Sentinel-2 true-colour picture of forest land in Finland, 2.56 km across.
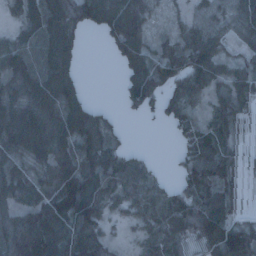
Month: January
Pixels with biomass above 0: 78%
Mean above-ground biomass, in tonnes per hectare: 60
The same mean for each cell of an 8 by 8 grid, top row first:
25 81 82 86 55 11 44 61
60 80 29 35 67 53 86 36
53 57 27 0 106 65 81 69
60 48 48 14 43 59 32 50
60 60 57 44 2 29 73 23
62 48 85 64 44 33 103 33
66 83 131 38 52 93 150 34
120 104 84 34 45 60 101 100
